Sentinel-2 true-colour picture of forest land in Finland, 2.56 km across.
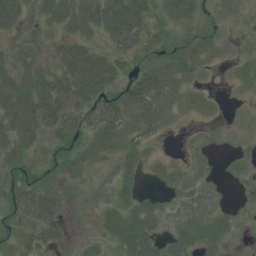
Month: July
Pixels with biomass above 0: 63%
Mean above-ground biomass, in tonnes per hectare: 22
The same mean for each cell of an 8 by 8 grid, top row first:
39 31 44 53 36 25 9 8
17 16 41 27 30 19 19 3
45 37 62 37 42 20 2 8
72 52 36 40 47 10 6 1
33 17 19 21 19 0 2 1
21 13 9 7 6 12 5 3
31 44 1 18 23 9 16 3
13 23 5 18 40 22 20 3
